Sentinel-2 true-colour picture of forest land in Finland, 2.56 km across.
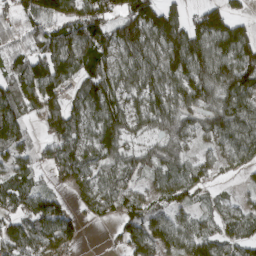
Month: March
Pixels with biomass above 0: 82%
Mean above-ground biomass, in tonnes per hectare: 80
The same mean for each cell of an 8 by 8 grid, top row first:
71 102 102 84 160 74 106 39
72 98 124 102 124 141 121 127
131 134 83 98 99 109 118 127
103 75 80 122 85 97 77 93
78 45 76 103 39 66 36 81
70 25 72 59 54 67 33 18
72 91 40 61 68 57 21 28
83 92 32 16 88 74 66 59
